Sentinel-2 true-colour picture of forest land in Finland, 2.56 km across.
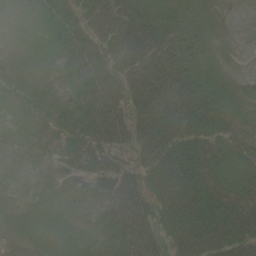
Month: June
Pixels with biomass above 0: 76%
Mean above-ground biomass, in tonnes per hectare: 29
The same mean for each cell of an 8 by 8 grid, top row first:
1 18 19 27 41 17 3 0
0 9 24 25 48 34 9 0
6 9 38 25 47 49 23 4
5 20 48 46 43 62 43 17
1 11 43 44 33 59 44 27
0 6 22 48 33 69 53 35
1 4 11 50 46 61 68 57
6 3 5 28 67 32 63 51
